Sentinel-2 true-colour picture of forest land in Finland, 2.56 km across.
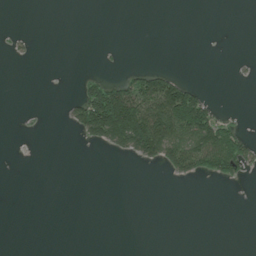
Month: July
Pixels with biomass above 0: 16%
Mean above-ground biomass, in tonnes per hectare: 24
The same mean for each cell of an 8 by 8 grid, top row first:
0 0 0 0 0 0 0 0
5 0 0 1 0 0 0 0
0 0 16 34 80 63 0 2
0 0 70 256 156 187 85 1
0 0 9 71 144 112 119 70
0 0 0 0 0 27 27 21
0 0 0 0 0 0 0 0
0 0 0 0 0 0 0 0
